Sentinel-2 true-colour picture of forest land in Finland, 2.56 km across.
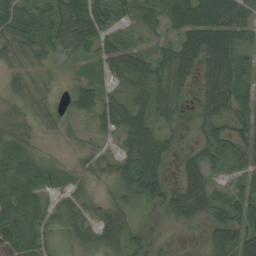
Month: August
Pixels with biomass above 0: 81%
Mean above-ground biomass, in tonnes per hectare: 43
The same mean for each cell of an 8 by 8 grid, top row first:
65 62 76 46 48 67 104 59
35 41 35 46 31 60 100 50
19 13 26 29 63 59 55 59
15 23 34 63 57 34 43 43
43 6 12 13 70 18 51 36
62 38 19 33 87 23 44 24
53 31 34 41 23 58 46 51
54 31 31 48 25 4 22 59
